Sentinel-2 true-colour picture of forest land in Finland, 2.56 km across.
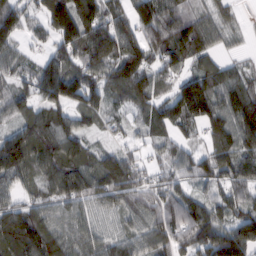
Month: February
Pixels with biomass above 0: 90%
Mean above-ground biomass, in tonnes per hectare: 100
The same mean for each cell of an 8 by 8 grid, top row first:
115 131 177 97 111 113 72 21
57 48 125 181 136 116 83 18
72 158 136 108 127 72 114 82
78 104 92 57 57 116 138 163
160 138 82 34 36 56 78 141
109 105 115 120 62 58 102 110
87 83 75 73 80 83 101 86
138 134 87 70 71 90 171 168
